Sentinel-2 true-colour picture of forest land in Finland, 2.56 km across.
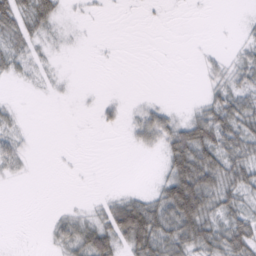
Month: February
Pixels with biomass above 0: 47%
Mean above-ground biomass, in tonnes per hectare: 19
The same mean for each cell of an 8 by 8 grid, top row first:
39 33 3 1 1 0 0 2
25 10 2 0 0 0 3 11
9 8 0 0 0 0 11 23
8 1 1 10 19 11 33 40
21 0 1 0 17 47 50 42
7 0 1 0 0 56 55 38
0 1 6 34 52 74 44 28
0 8 46 47 62 51 46 48
